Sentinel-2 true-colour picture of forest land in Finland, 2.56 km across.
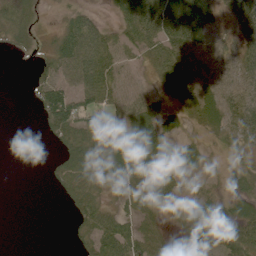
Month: June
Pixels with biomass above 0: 72%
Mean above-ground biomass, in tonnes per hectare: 35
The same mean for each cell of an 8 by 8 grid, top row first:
41 7 30 13 63 61 35 52
16 17 75 53 34 39 17 33
0 44 62 56 14 38 26 44
0 61 68 39 37 21 39 49
0 6 68 77 52 39 19 27
0 9 68 38 65 33 14 29
0 0 44 27 27 27 45 36
0 0 22 75 48 24 61 63
